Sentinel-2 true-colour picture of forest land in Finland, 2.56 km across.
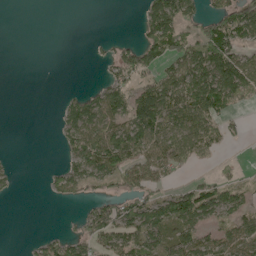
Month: May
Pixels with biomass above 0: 49%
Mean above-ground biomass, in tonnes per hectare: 46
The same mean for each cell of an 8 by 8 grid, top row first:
0 0 0 0 53 98 52 89
0 0 0 23 79 74 118 64
0 0 0 41 46 77 109 109
0 0 76 80 101 84 91 17
0 0 78 95 85 80 57 7
16 14 60 64 65 20 14 15
0 1 14 71 75 83 71 45
0 37 48 70 75 68 52 68
